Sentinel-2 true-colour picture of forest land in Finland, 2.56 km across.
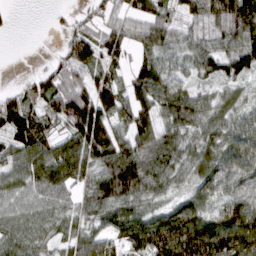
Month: March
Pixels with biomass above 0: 85%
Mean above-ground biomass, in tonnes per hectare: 69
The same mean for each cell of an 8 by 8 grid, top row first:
4 7 31 58 74 55 75 106
0 3 122 96 63 52 53 78
6 72 82 65 68 47 46 51
117 71 187 89 77 88 54 44
67 61 120 129 92 77 51 62
49 74 59 131 113 53 59 63
28 30 41 87 59 60 58 94
46 39 40 49 113 156 123 119
